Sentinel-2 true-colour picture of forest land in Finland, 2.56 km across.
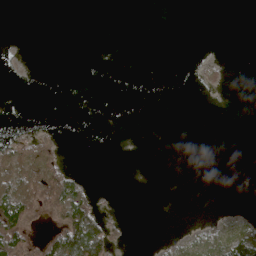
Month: May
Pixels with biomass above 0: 17%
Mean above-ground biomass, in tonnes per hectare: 13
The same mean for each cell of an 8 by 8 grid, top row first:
0 0 0 0 0 0 0 0
1 0 0 0 0 0 0 0
1 0 0 0 0 0 8 0
0 0 0 0 0 0 0 0
31 23 0 0 0 0 0 0
84 66 16 0 0 0 0 0
99 51 82 2 0 0 0 3
91 34 120 36 0 10 40 66
